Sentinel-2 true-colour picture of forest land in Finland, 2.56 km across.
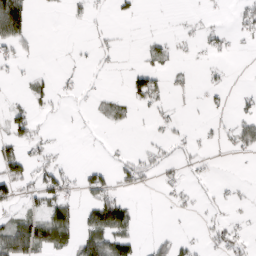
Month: March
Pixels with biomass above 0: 31%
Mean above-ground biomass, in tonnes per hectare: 24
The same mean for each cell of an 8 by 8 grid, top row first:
115 1 10 13 4 2 8 24
34 0 5 14 15 14 25 6
6 16 11 3 54 10 10 0
27 12 4 22 13 11 10 21
51 25 1 7 8 26 9 32
63 56 29 40 39 15 10 3
21 52 35 83 3 12 11 10
90 79 52 86 13 28 16 29
